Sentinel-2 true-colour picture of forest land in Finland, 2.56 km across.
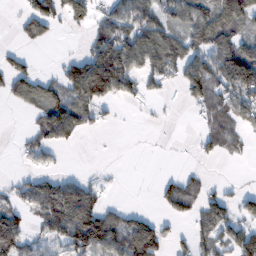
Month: February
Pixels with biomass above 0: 52%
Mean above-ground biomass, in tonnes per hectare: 65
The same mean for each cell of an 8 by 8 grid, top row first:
23 125 85 76 81 72 101 116
20 12 11 133 123 82 96 89
88 49 173 158 53 47 130 175
10 113 89 17 7 3 56 69
13 67 14 0 0 1 38 27
19 51 23 7 0 31 11 0
65 111 161 37 10 62 74 56
124 57 138 117 147 28 73 96
